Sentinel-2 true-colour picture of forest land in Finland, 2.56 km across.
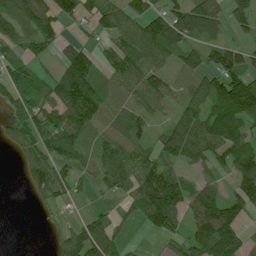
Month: July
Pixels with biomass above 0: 72%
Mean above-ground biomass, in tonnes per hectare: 76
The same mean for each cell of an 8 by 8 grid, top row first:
101 93 70 86 90 95 125 81
62 60 64 62 123 91 79 73
80 52 116 55 97 32 78 130
60 89 120 42 63 51 89 142
39 83 67 64 56 112 112 111
3 102 44 78 124 75 36 118
0 29 13 22 103 111 151 89
0 7 98 73 8 46 140 75
